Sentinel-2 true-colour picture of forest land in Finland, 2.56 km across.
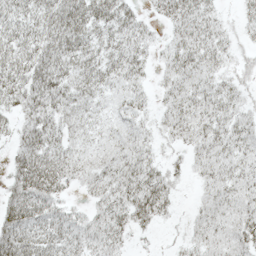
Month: May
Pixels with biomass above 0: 85%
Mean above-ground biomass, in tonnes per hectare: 27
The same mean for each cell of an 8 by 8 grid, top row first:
36 40 49 42 15 33 25 12
37 38 37 30 21 27 32 12
34 47 33 25 15 28 24 15
21 38 24 13 14 28 28 20
23 39 17 16 18 15 30 26
33 49 20 28 36 15 22 24
46 30 10 32 40 9 21 24
54 36 26 25 5 6 24 28
